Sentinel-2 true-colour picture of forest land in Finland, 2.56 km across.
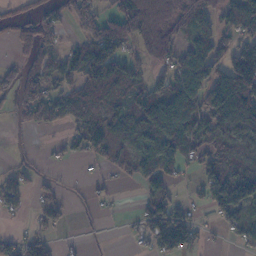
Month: November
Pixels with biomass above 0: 61%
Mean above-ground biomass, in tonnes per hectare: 69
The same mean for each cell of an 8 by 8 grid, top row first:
30 57 81 84 184 98 94 124
42 69 66 130 63 56 122 99
67 85 83 118 45 79 118 180
45 79 66 57 113 140 112 147
3 12 54 74 76 100 62 57
55 12 4 25 65 33 83 74
44 46 6 9 57 68 47 100
42 39 6 2 46 114 11 38
